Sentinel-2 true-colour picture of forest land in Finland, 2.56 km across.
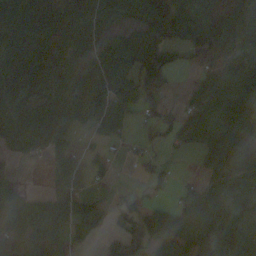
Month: October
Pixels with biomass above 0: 73%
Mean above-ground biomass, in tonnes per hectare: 58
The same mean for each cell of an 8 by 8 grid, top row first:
98 67 64 51 101 103 64 39
69 66 48 82 106 78 73 38
62 51 33 81 94 13 56 77
69 76 74 100 52 43 92 85
48 62 15 35 24 37 66 70
17 20 44 18 18 13 44 54
34 45 63 45 81 69 58 21
34 56 20 38 118 112 49 55
